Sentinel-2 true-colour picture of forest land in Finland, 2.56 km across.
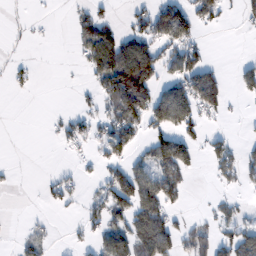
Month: February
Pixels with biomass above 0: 39%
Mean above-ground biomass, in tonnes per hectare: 47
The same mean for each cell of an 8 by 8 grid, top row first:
4 3 31 25 55 107 59 26
9 2 43 122 89 79 23 0
21 0 5 136 131 84 102 38
0 4 29 69 116 153 56 4
0 1 35 99 41 118 46 21
5 15 23 60 74 65 8 40
0 14 21 82 103 22 9 23
14 20 19 86 98 56 63 87
